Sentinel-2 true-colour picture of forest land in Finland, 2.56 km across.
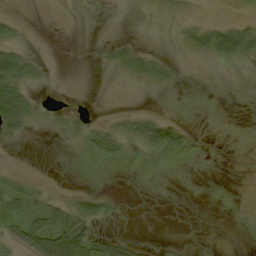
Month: September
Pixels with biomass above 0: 23%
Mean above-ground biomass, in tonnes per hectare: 10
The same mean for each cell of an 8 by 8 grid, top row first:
7 0 1 1 1 3 1 4
16 0 0 10 7 2 30 42
45 2 0 1 15 5 0 0
62 2 1 3 8 0 0 0
2 0 6 25 24 26 0 0
6 0 0 0 0 0 0 0
16 28 28 8 0 0 0 0
21 62 59 29 6 3 1 0
